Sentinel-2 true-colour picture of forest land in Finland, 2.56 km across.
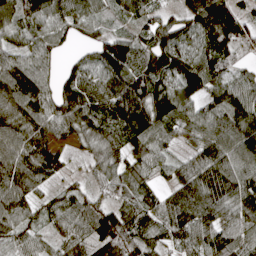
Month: April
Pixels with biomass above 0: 92%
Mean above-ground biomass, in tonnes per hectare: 98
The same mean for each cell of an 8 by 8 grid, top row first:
97 90 66 36 69 55 139 82
69 80 33 121 80 116 113 100
148 94 111 110 124 109 114 73
127 119 129 104 124 111 85 116
116 108 55 75 101 51 107 143
151 95 25 94 79 79 150 147
110 69 97 85 100 133 140 116
86 43 74 134 98 90 104 82
